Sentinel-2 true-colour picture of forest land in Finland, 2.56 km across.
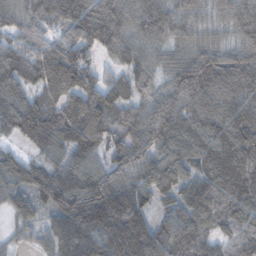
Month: November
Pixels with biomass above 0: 95%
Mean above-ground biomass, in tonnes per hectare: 104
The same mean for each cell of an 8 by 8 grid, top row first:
73 95 132 115 105 99 61 92
97 87 115 86 71 66 80 88
123 92 98 52 68 102 134 117
109 98 107 87 86 118 115 103
44 99 125 74 110 126 124 128
112 107 106 101 103 108 114 124
85 85 174 208 98 109 125 99
36 84 160 191 174 113 74 73
